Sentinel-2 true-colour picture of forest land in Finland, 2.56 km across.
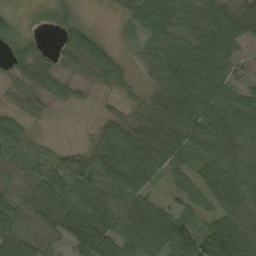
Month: September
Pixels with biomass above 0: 83%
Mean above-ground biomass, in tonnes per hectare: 58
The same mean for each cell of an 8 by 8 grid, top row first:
19 16 15 6 81 82 77 82
35 16 90 19 36 52 100 42
29 47 24 29 20 86 95 30
28 15 3 13 45 77 72 80
57 13 8 63 72 73 53 68
33 63 64 77 73 35 59 78
67 77 98 92 86 42 51 78
87 56 107 106 99 86 128 111
